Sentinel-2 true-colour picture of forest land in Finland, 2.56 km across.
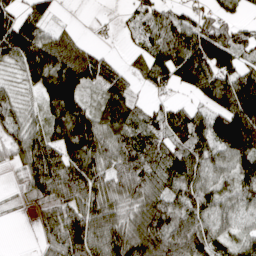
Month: April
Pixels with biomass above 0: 83%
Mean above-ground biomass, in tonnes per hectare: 91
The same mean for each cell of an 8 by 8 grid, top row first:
96 64 1 6 52 49 57 31
131 96 51 10 55 142 168 91
35 141 111 68 49 90 158 137
58 77 132 101 47 75 88 194
77 105 184 103 92 92 102 214
12 140 137 106 117 103 75 104
6 58 103 87 110 91 84 62
0 44 146 132 148 149 104 65
